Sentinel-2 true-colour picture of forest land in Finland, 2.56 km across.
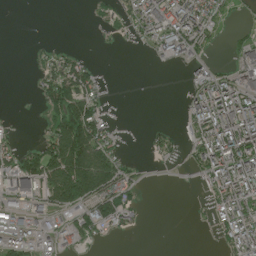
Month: July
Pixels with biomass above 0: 46%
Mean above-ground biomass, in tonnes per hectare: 57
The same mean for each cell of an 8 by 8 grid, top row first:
0 0 0 35 98 119 91 8
0 15 5 5 28 110 24 51
0 69 97 3 1 6 87 83
3 47 139 6 0 3 148 145
41 101 193 56 10 28 126 165
120 120 177 105 13 3 82 149
77 59 69 92 20 0 27 117
71 47 48 8 0 0 3 103
